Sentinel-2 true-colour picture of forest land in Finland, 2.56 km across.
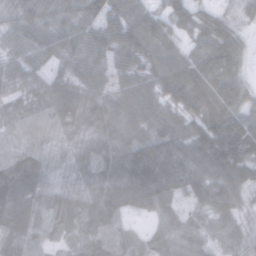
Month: November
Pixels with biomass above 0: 96%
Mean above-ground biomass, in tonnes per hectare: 76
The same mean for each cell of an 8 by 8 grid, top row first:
61 69 76 77 74 55 40 23
59 76 82 81 94 53 72 44
55 66 68 72 85 98 90 48
55 58 95 108 109 85 97 68
50 51 51 91 115 116 132 111
105 64 55 95 162 119 102 98
99 73 77 100 66 43 80 72
58 47 50 64 51 76 68 56
